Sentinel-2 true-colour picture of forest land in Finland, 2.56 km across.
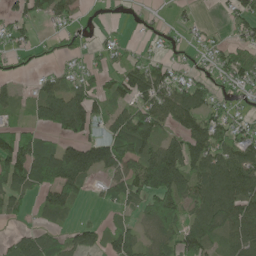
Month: June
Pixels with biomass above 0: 67%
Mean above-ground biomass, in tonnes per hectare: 69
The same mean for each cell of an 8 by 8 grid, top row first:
53 76 26 10 14 13 2 52
36 24 26 36 11 19 32 52
28 40 52 57 118 55 40 66
33 105 146 49 93 122 69 21
103 55 98 111 101 78 118 80
110 122 135 69 122 144 129 142
52 67 19 20 61 88 108 131
48 72 56 53 50 82 84 114
